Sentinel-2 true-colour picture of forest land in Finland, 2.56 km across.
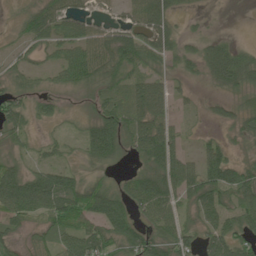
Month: June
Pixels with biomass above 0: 70%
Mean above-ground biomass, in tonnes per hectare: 43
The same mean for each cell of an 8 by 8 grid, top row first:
12 64 42 17 68 31 6 0
11 33 56 69 62 44 43 33
20 13 50 44 44 17 30 63
52 23 9 53 72 19 14 37
18 16 25 65 75 42 27 13
57 52 24 12 55 75 66 61
67 73 71 70 55 46 61 51
22 33 68 56 64 56 53 58
